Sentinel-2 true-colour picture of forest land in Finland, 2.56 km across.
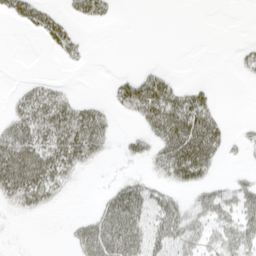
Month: April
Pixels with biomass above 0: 42%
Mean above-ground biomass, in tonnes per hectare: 21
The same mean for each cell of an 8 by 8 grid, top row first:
24 28 18 8 0 0 0 0
0 11 15 0 0 0 0 6
2 10 0 9 39 12 2 3
20 44 35 15 46 56 40 0
48 43 54 11 19 64 62 7
58 47 9 4 14 31 20 7
17 12 0 35 42 35 34 31
1 0 25 46 38 39 19 36
